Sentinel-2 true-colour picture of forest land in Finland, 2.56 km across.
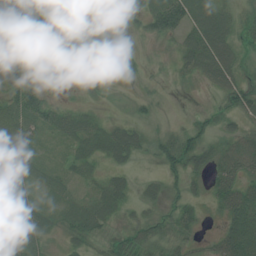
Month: July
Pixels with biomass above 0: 83%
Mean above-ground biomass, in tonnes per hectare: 39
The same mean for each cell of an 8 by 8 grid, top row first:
69 37 84 38 46 98 78 32
80 75 6 13 8 27 86 36
134 19 7 3 9 11 33 37
76 54 31 5 15 2 18 43
54 14 39 57 26 50 34 45
54 31 24 29 12 23 36 54
55 31 42 44 24 28 17 63
36 23 32 29 41 39 14 73
